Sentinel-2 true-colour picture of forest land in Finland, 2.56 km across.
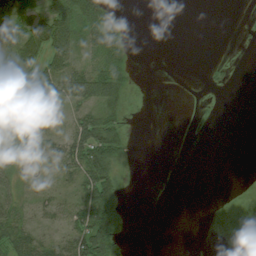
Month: August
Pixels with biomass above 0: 42%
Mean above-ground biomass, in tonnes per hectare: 22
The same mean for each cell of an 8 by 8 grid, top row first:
65 51 71 38 0 0 0 2
52 66 34 53 0 0 0 3
25 55 60 55 0 0 3 0
23 23 24 31 0 0 0 0
7 18 65 67 0 0 0 0
23 16 50 43 0 0 0 0
36 25 46 49 0 0 0 15
46 18 51 57 0 0 0 24
